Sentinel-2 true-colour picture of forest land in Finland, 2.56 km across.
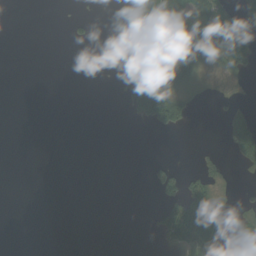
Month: August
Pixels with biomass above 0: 25%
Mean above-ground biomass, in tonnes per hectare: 29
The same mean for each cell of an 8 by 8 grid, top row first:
0 0 13 0 89 113 94 61
0 0 5 0 115 164 83 57
0 0 0 3 89 114 15 18
0 0 0 0 125 109 1 42
0 0 0 0 0 0 4 105
0 0 0 0 4 51 53 7
0 0 0 0 2 64 74 19
0 0 0 0 1 57 94 36
